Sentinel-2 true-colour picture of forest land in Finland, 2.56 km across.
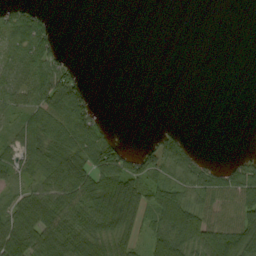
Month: September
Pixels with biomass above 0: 53%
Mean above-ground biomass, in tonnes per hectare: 38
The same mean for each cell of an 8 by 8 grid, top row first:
42 14 0 0 0 0 0 0
41 57 0 0 0 0 0 0
46 60 33 0 0 0 0 0
33 65 71 1 0 0 0 0
45 61 69 51 15 56 0 0
34 62 78 70 57 57 64 58
54 80 67 78 40 107 43 61
95 89 81 60 31 88 94 115
